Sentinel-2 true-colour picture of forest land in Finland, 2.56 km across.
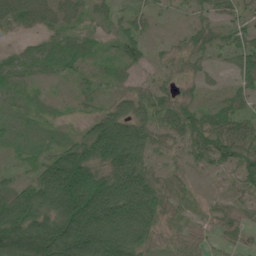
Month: June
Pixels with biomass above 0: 86%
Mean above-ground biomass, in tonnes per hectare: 67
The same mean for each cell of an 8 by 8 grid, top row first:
65 55 39 35 30 9 32 38
21 48 47 22 43 26 46 63
47 18 26 22 15 29 22 49
22 18 17 77 68 64 51 51
21 27 101 186 93 31 90 88
22 142 211 115 95 30 18 65
146 135 212 148 126 35 24 36
156 211 179 170 92 30 18 29
